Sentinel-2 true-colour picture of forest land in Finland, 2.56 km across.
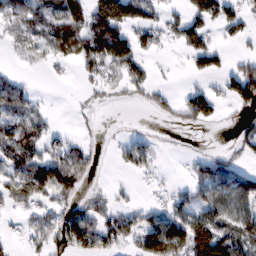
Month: February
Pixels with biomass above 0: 51%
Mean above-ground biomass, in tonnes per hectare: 59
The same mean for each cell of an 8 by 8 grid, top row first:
63 72 100 202 78 32 100 56
28 62 84 169 49 19 92 11
34 7 22 45 51 3 29 126
72 23 9 1 6 39 78 44
91 54 30 10 55 2 2 44
87 138 82 2 20 4 81 88
38 44 62 48 34 69 98 91
17 57 105 62 82 126 176 91
